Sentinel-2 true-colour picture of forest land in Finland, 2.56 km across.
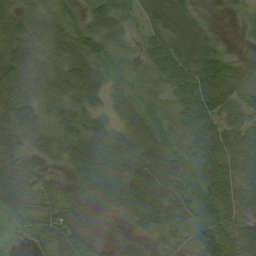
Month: August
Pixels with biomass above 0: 86%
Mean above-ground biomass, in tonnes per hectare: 42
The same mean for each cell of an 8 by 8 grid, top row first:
38 42 31 40 21 28 6 15
45 42 51 38 33 44 29 4
39 63 72 32 28 66 75 40
60 39 46 33 42 36 67 54
35 43 49 60 63 30 57 63
55 31 38 71 65 60 48 52
53 49 17 16 61 63 38 50
13 46 42 6 14 16 51 51
